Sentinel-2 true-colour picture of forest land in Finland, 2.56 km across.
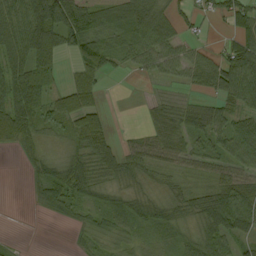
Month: September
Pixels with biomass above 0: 76%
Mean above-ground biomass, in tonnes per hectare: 40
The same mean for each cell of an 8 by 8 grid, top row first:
58 97 73 49 78 23 21 45
60 71 52 35 56 44 18 59
71 31 39 6 14 26 49 73
90 51 75 7 14 38 45 39
39 19 44 29 50 63 40 66
0 38 48 33 31 24 26 48
0 31 36 36 28 27 60 56
4 0 14 28 22 23 60 41
